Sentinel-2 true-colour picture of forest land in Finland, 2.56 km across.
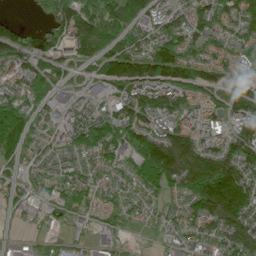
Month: June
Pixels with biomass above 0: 85%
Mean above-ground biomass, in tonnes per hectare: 88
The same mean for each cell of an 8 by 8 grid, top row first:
15 62 146 128 96 98 99 119
119 103 69 93 94 133 86 80
78 78 31 119 146 119 86 74
104 46 82 87 134 103 73 109
78 57 111 125 145 144 77 134
33 54 63 60 111 158 222 159
34 51 38 47 52 48 154 161
6 26 15 27 7 37 75 148
